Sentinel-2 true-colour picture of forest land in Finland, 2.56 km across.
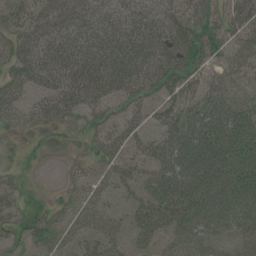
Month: July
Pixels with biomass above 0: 81%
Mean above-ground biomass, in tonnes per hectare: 51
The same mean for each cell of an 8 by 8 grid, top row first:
39 62 69 57 56 53 41 57
53 73 84 94 74 72 54 51
49 60 82 86 66 59 39 34
48 63 46 35 37 50 60 57
14 30 15 57 40 71 68 76
14 2 24 42 43 83 77 70
31 28 32 18 45 66 69 66
37 45 27 42 34 42 49 38
